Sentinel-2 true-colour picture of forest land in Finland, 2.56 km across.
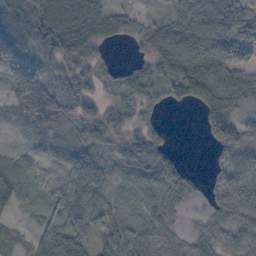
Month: October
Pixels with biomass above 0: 81%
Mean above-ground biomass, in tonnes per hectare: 42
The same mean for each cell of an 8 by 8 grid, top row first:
63 98 82 47 16 36 64 16
44 49 91 14 32 73 63 72
37 31 56 22 52 56 47 31
39 67 35 45 31 5 49 33
12 21 38 32 78 10 23 53
48 14 48 32 43 62 10 42
22 24 43 32 29 28 18 46
37 68 52 52 49 36 46 36
